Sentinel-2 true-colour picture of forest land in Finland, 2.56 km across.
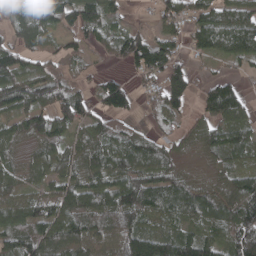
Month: April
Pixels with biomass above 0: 83%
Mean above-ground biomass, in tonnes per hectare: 82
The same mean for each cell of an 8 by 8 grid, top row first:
86 112 127 64 3 66 83 86
98 43 52 75 148 74 85 100
85 91 22 52 36 109 30 37
91 101 92 94 19 69 83 102
60 81 64 89 79 48 80 82
44 66 86 95 107 68 26 81
82 80 124 130 111 77 85 118
92 108 99 90 127 110 87 140
